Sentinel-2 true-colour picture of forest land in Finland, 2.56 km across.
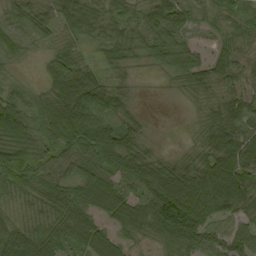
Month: September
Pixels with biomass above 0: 92%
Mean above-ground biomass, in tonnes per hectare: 57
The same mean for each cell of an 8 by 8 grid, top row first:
46 44 100 61 50 64 36 38
39 20 35 63 45 64 25 45
25 43 96 34 8 33 59 39
85 81 108 57 13 1 34 57
85 58 86 92 43 6 50 78
63 54 73 61 84 68 82 82
30 55 68 69 74 132 81 69
74 64 60 51 32 73 60 59
